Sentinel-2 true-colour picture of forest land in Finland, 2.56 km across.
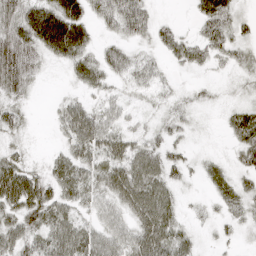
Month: April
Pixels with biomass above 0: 82%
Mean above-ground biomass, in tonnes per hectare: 39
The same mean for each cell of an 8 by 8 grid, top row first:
64 80 58 76 71 6 57 23
92 68 60 30 17 46 45 24
66 6 33 27 37 9 11 14
33 6 49 30 14 20 6 31
17 5 51 51 40 25 3 38
82 43 50 58 70 25 22 28
66 60 30 38 71 33 9 28
55 51 65 52 68 52 7 11
